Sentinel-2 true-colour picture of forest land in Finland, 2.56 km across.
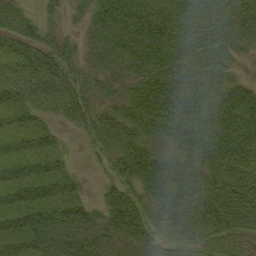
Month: September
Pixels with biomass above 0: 90%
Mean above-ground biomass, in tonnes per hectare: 50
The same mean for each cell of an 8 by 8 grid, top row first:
45 17 17 55 58 49 54 50
43 39 24 44 58 58 51 27
49 53 35 26 49 57 50 21
53 29 49 37 69 82 68 68
48 43 7 44 46 60 68 75
53 60 17 28 62 72 66 72
68 65 53 51 49 76 83 80
64 50 47 36 36 61 57 39
